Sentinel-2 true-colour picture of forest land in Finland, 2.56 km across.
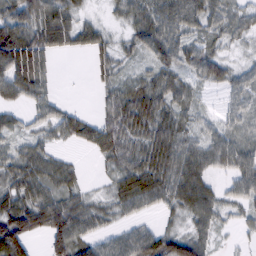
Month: February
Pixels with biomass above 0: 80%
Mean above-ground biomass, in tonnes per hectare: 47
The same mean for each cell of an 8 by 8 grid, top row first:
76 70 28 14 54 73 55 43
106 66 36 31 44 59 33 13
71 29 0 33 39 44 35 41
21 38 19 54 77 48 14 51
27 26 25 57 55 63 47 52
54 51 17 32 70 62 38 59
93 85 54 30 32 31 57 30
114 66 63 40 64 68 35 10
